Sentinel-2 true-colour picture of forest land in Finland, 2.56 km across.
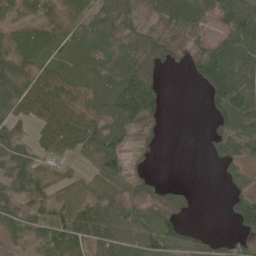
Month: June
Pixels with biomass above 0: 74%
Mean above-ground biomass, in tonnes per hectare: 50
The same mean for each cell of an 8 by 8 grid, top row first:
25 32 35 64 28 58 41 100
60 56 56 61 55 28 50 86
64 57 56 82 93 0 73 86
49 63 55 75 87 0 17 85
47 58 89 82 20 0 21 59
53 39 29 79 29 0 0 41
46 52 67 53 42 44 0 55
22 57 68 89 83 53 23 30
